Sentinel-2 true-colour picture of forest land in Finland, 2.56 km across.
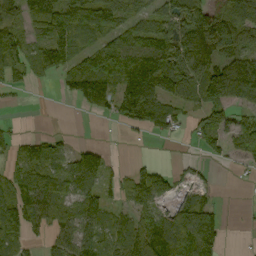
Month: September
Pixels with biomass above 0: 69%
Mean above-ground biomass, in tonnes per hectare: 79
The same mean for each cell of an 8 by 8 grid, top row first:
74 134 124 99 70 102 138 144
116 111 63 91 110 124 210 136
54 24 124 105 188 113 135 215
3 0 21 63 143 68 80 40
38 68 20 5 8 9 50 69
69 89 81 36 76 32 14 8
123 74 82 48 65 57 66 4
77 35 88 61 152 113 115 2
